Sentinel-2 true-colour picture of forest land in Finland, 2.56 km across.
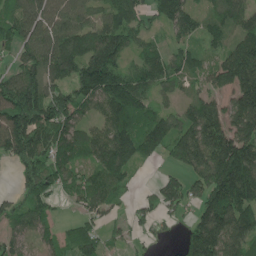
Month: June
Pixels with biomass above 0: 82%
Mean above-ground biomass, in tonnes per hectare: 123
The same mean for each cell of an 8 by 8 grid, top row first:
98 116 91 107 95 144 85 105
99 166 148 176 70 72 65 136
151 140 174 195 114 98 95 217
205 199 115 150 128 75 155 177
177 148 125 170 136 141 215 208
52 138 86 119 5 74 186 243
75 70 50 49 49 82 163 189
81 54 96 38 37 27 247 168
